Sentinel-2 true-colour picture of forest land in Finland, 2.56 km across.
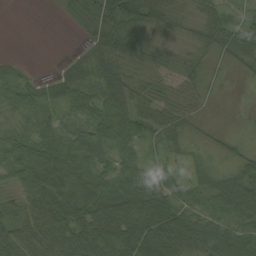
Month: August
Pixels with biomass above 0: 85%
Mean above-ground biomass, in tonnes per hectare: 41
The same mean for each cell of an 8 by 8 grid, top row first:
0 2 30 71 65 40 45 23
0 0 14 72 40 25 37 55
42 20 39 65 49 37 21 7
22 24 32 65 51 49 8 3
38 50 50 49 32 40 16 17
34 52 39 37 33 19 46 44
27 64 69 83 79 50 23 53
49 53 57 68 88 72 58 56
